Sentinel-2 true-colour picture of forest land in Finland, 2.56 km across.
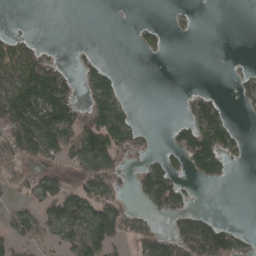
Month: April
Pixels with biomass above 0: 41%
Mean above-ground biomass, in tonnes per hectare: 48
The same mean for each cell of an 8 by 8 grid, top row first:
1 0 0 0 1 9 0 0
65 10 6 0 32 0 0 0
95 142 40 58 0 0 0 25
155 147 65 111 1 3 84 8
106 104 93 112 34 52 121 31
38 60 56 67 62 57 56 0
24 69 98 88 29 66 9 0
47 41 88 80 71 85 120 35
